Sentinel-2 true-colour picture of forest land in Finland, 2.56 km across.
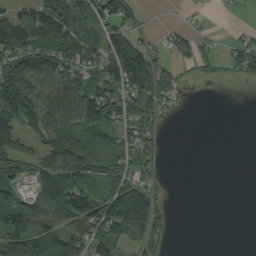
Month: September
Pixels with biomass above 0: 61%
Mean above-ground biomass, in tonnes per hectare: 59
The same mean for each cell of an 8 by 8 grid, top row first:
55 97 85 89 14 2 6 2
93 94 94 93 62 41 14 45
118 80 88 97 137 38 16 20
113 86 124 94 80 20 0 0
71 73 110 73 69 0 0 0
57 102 82 74 51 0 0 0
109 93 132 116 138 4 0 0
88 95 78 78 61 5 0 0
